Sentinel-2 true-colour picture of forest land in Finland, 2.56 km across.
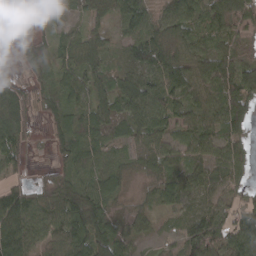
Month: March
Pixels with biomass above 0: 86%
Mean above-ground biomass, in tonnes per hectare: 55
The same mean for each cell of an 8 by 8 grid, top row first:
15 28 19 43 68 75 77 109
10 48 70 25 77 65 52 61
21 48 52 45 67 96 80 110
86 40 61 50 66 60 71 85
49 25 81 42 47 50 62 49
20 10 53 49 28 51 56 36
80 55 110 35 20 36 41 42
90 52 75 78 16 26 87 77
